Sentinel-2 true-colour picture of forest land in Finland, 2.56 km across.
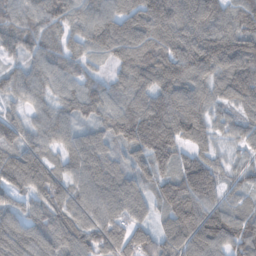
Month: November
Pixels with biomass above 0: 96%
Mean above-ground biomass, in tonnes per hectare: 92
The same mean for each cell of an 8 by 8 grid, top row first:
89 105 85 102 140 128 126 70
84 84 64 82 81 99 146 131
76 79 76 57 80 149 95 149
41 67 96 80 79 119 74 63
93 71 90 65 85 81 58 41
124 114 91 102 68 89 158 47
68 97 87 101 65 89 109 58
73 103 104 108 107 111 132 97
